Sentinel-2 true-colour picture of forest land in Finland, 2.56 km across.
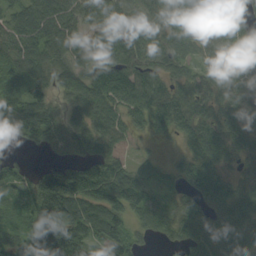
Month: September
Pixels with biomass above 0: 88%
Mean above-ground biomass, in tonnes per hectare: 79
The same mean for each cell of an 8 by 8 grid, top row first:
74 100 57 71 90 61 81 61
78 93 55 82 94 79 59 45
85 67 85 98 93 70 58 57
76 71 81 95 100 112 84 59
32 60 80 65 13 25 131 77
57 56 143 113 61 39 95 56
40 191 102 99 91 51 78 102
50 137 122 99 38 51 119 107
